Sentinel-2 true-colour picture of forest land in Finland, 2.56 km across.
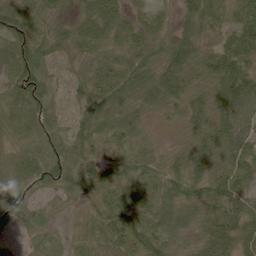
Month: June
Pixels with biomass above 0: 97%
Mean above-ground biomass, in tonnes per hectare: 51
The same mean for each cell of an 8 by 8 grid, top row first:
65 38 49 88 34 39 48 53
68 56 53 47 51 67 32 75
72 51 37 64 60 74 56 103
53 49 58 54 37 26 61 81
32 43 59 33 28 16 51 73
34 58 63 48 53 55 60 57
42 23 23 52 45 62 54 70
17 19 21 49 60 37 54 65
